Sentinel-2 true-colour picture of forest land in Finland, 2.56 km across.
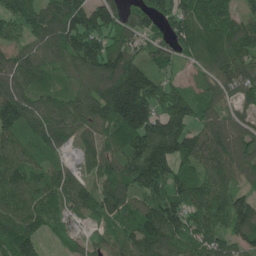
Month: May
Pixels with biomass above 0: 93%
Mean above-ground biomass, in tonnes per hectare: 125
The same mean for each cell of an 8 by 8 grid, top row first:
127 149 176 136 114 148 140 91
98 128 174 146 93 116 127 132
125 74 103 200 176 59 86 148
142 136 137 182 212 210 78 68
85 88 72 109 192 200 120 117
114 98 66 141 182 131 114 94
123 103 85 137 122 148 142 138
143 38 43 74 193 125 135 103
